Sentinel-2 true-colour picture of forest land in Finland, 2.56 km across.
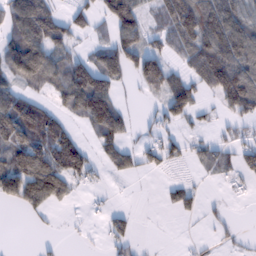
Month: February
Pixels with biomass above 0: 55%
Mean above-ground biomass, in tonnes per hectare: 56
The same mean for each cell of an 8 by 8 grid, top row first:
103 98 38 93 48 98 116 82
98 96 30 78 80 49 116 112
65 79 106 70 82 53 91 117
134 63 88 116 9 72 18 61
87 116 45 61 28 40 25 41
104 130 60 19 18 4 14 33
26 43 4 16 0 31 10 2
0 6 7 40 3 1 9 13
